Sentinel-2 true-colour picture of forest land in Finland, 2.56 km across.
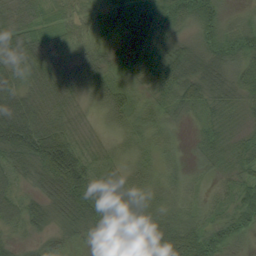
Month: August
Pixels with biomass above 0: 96%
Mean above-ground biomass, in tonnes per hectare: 45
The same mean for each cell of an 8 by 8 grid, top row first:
47 40 36 56 80 44 48 19
57 82 40 36 75 52 43 43
42 71 58 35 35 76 63 45
57 61 29 36 28 31 29 25
86 91 43 22 26 12 31 28
32 64 91 36 30 21 19 26
41 42 69 65 43 31 20 37
18 21 17 64 74 83 57 26
